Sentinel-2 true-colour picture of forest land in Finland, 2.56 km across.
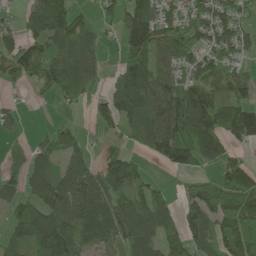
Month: June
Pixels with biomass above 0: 73%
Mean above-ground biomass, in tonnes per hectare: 84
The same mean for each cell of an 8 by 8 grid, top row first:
29 145 55 40 110 59 99 62
84 78 97 6 150 108 65 51
45 89 98 38 138 70 83 59
23 1 14 86 110 143 146 118
18 67 55 26 50 159 118 48
58 116 115 96 48 21 42 109
73 129 122 99 108 62 119 175
66 187 103 70 103 80 75 174
